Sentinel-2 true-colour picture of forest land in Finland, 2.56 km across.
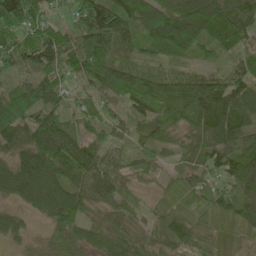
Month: May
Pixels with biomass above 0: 93%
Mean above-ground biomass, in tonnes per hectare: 71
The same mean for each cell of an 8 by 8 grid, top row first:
126 57 69 131 109 110 138 95
88 114 83 86 48 87 55 45
34 66 45 70 58 77 76 69
67 72 46 41 66 67 100 77
67 127 93 47 39 43 85 72
87 101 99 65 39 32 50 88
34 81 84 48 28 58 59 83
33 51 68 75 66 84 59 38
